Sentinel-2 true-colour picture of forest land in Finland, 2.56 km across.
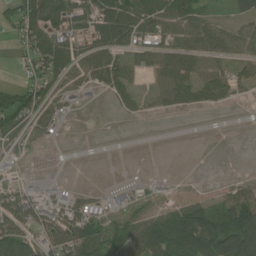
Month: July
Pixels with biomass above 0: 61%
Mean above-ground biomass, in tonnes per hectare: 58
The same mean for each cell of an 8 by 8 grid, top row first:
64 88 57 99 81 99 45 32
28 130 58 81 69 74 83 55
24 84 50 70 32 96 79 54
89 62 18 7 26 22 10 0
17 12 0 0 0 0 0 0
21 22 1 0 19 4 0 13
124 119 100 96 49 61 80 133
110 94 128 63 107 150 156 186
